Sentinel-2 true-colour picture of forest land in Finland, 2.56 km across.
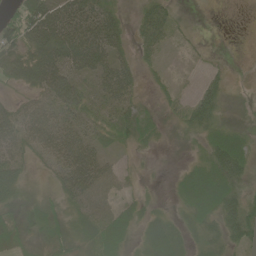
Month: June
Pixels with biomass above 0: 72%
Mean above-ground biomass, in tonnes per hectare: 35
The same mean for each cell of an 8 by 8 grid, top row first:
36 82 70 34 44 20 0 0
62 85 90 47 39 8 3 1
41 75 46 55 14 6 23 5
36 46 49 42 29 19 48 11
45 48 58 17 18 8 31 30
52 16 78 29 5 14 56 47
28 27 35 32 18 13 51 55
25 35 30 50 34 40 28 41
